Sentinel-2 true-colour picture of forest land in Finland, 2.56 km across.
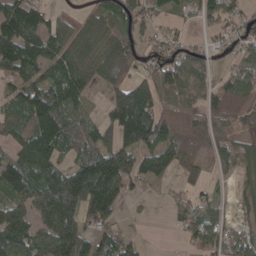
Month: April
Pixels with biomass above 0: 77%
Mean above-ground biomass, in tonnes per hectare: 90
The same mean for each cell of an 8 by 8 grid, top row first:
139 54 27 82 106 32 85 60
126 113 102 94 66 63 49 51
71 93 114 113 83 111 79 97
77 139 67 95 177 141 93 77
68 127 100 92 128 127 71 70
109 147 177 169 80 50 43 61
81 145 144 93 5 32 59 39
125 121 115 83 16 14 106 60
